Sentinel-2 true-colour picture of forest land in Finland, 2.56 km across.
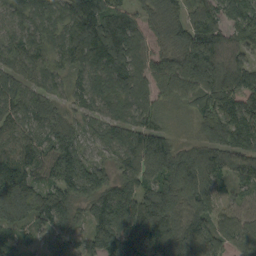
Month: September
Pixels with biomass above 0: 95%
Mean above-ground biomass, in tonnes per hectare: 105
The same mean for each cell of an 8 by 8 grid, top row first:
68 87 159 120 75 98 121 130
84 76 125 142 88 115 155 81
80 65 68 101 91 156 130 110
83 86 60 58 95 26 128 154
83 97 72 75 131 71 101 138
158 88 163 72 121 145 130 82
170 139 70 159 158 112 83 30
65 59 50 141 203 136 104 100
